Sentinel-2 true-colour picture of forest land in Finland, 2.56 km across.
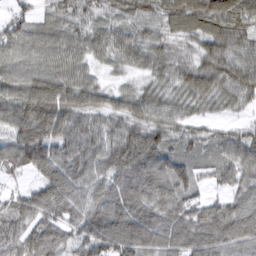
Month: March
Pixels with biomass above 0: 94%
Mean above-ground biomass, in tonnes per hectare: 88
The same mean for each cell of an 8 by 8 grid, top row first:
51 41 61 44 51 67 77 68
82 84 73 77 76 45 63 66
78 91 80 21 36 62 85 92
108 140 101 80 81 63 33 31
113 156 127 105 134 51 46 72
42 118 120 120 147 109 43 84
91 139 108 150 118 109 86 75
90 134 87 131 139 117 134 103
